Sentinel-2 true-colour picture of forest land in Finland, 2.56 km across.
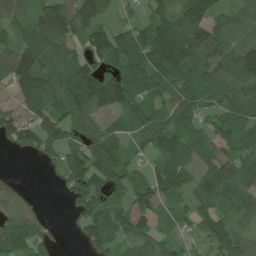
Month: July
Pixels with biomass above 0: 81%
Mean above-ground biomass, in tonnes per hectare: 90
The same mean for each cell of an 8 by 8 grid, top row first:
84 136 115 41 44 105 139 69
110 131 73 162 141 182 137 92
130 125 142 115 110 120 100 84
59 104 96 82 84 96 55 86
73 99 90 94 60 87 72 91
17 12 141 124 51 107 107 109
42 8 75 89 75 40 67 84
116 58 42 82 70 48 80 85
